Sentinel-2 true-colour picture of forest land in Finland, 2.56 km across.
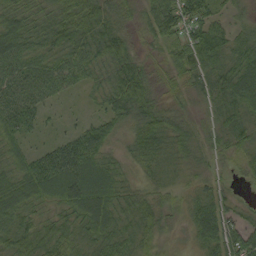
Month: September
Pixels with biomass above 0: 95%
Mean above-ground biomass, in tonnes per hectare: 46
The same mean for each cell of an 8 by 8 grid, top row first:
46 49 68 44 39 98 52 17
61 45 46 58 20 49 85 43
58 59 31 48 55 34 49 67
69 19 8 42 49 33 25 45
35 30 71 28 55 41 29 37
53 76 78 43 21 15 25 14
55 28 70 57 48 25 64 21
65 54 42 52 42 13 57 77
